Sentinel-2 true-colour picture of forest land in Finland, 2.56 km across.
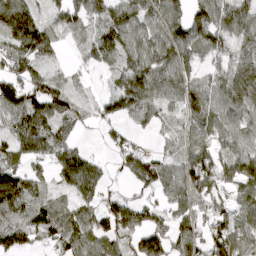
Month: April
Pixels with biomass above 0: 82%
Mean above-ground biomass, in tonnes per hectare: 86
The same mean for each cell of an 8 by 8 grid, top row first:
154 48 71 104 95 86 135 99
116 96 24 105 105 124 81 50
113 83 12 31 141 124 57 108
107 124 50 57 90 58 128 81
92 121 39 44 26 62 87 77
109 39 151 20 106 100 112 94
105 78 72 98 77 61 59 56
96 84 101 75 99 108 96 92
